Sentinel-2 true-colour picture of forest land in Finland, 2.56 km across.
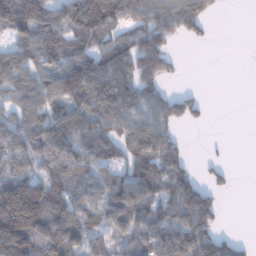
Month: January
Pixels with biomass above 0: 71%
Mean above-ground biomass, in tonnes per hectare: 91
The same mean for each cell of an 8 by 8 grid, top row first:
133 116 137 123 110 134 61 0
81 115 88 103 132 23 4 0
109 96 137 128 93 14 0 0
76 94 108 134 93 83 22 0
96 140 137 116 137 68 6 0
110 102 82 79 120 120 32 3
231 196 109 123 99 117 113 0
204 181 102 62 101 146 121 29
